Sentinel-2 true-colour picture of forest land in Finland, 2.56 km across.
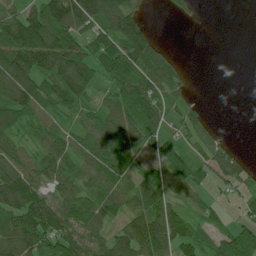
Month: July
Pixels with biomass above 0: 74%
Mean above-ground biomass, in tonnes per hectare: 70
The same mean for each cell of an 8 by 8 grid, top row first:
73 165 179 147 46 17 0 0
145 151 83 97 140 12 0 0
123 90 105 78 94 79 0 0
98 62 55 76 89 37 22 0
54 65 52 75 51 38 53 10
107 75 67 64 45 39 35 67
122 114 70 64 79 50 37 27
127 96 95 74 159 91 50 75
